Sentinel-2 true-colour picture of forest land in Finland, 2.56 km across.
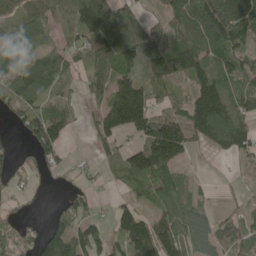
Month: May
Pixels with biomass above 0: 74%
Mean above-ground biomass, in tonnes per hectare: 88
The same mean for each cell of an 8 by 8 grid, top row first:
80 71 105 139 45 94 138 144
101 74 84 149 135 137 133 86
112 144 40 90 100 95 120 88
87 97 27 197 200 68 183 95
15 124 2 69 149 198 69 101
37 29 29 36 152 57 4 22
23 12 65 36 47 77 29 32
51 113 118 67 150 108 75 80
